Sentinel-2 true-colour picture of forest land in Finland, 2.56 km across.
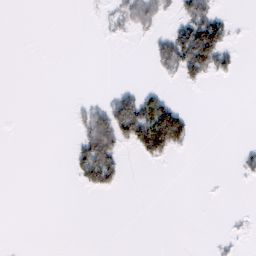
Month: February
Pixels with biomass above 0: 16%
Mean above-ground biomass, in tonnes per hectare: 17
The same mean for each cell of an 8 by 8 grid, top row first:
0 0 0 17 44 21 58 2
0 0 0 0 2 90 153 10
0 0 0 0 1 16 24 5
0 0 16 75 107 65 0 0
0 0 39 80 94 68 0 4
0 0 41 64 0 0 0 10
0 0 0 0 0 0 0 1
0 0 0 0 0 0 1 7
